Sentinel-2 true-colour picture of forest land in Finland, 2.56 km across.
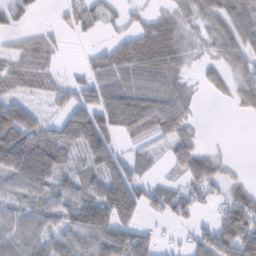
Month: February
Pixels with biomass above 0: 71%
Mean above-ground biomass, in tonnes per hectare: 55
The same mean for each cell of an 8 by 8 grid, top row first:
42 2 48 25 31 56 72 85
32 46 3 36 78 65 38 86
71 49 26 67 65 52 39 57
86 24 85 114 97 76 1 23
128 85 93 55 32 58 12 0
83 69 49 90 30 28 75 17
41 50 80 135 54 52 22 81
62 42 43 37 59 10 66 101
